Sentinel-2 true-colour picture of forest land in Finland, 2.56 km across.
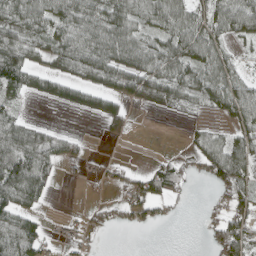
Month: April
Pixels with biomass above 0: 60%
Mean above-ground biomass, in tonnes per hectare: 51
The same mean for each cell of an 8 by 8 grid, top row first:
65 73 75 79 67 79 62 86
88 48 81 97 78 79 78 20
77 47 50 65 89 76 71 51
28 1 29 58 8 17 21 70
101 74 18 7 0 0 48 58
118 66 10 22 54 74 47 78
77 13 7 33 58 10 17 48
96 38 23 1 0 0 31 102
